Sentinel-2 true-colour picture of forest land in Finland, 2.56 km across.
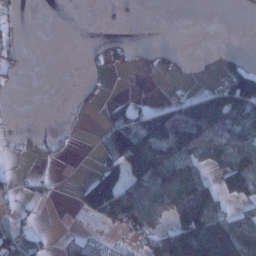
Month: January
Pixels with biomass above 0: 39%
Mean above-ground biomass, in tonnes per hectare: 52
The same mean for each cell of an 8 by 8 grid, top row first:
5 0 0 7 2 0 0 4
17 0 1 16 8 10 1 5
10 0 4 2 10 10 10 145
1 0 5 34 49 85 237 149
5 9 2 109 147 157 121 113
13 7 6 126 149 153 51 137
19 2 40 129 124 102 123 34
70 8 34 10 48 138 208 139
